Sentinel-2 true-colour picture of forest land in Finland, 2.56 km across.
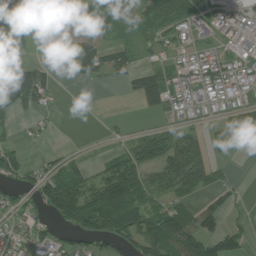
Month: July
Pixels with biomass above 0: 60%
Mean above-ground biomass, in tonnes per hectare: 69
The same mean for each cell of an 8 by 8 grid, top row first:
135 35 27 55 64 98 94 79
32 42 89 55 34 65 40 47
172 75 59 43 96 45 82 60
62 33 0 2 33 71 39 61
30 15 14 18 103 99 46 55
81 104 78 113 86 129 74 3
73 91 152 134 93 64 76 19
49 91 68 100 118 146 113 64
